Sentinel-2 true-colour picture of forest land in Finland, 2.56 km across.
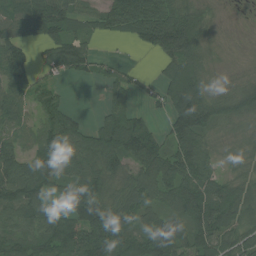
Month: July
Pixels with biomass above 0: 83%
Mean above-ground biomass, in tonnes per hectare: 109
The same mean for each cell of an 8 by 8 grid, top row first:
134 187 80 113 180 126 43 7
92 106 96 3 62 151 61 12
107 47 39 79 36 218 73 39
78 98 19 83 42 172 142 112
81 124 132 169 168 121 62 48
186 165 128 117 132 188 98 61
163 85 150 111 105 96 172 114
128 166 149 167 149 137 142 97
